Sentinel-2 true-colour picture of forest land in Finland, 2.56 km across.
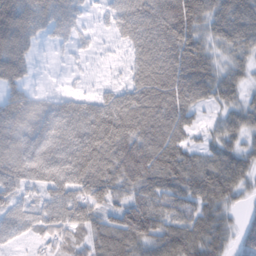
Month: February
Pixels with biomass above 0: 88%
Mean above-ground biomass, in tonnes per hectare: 77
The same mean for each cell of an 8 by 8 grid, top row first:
94 61 32 48 102 129 73 89
77 12 21 11 82 97 57 63
58 3 9 11 86 104 77 48
75 92 118 122 107 88 26 60
87 127 164 137 104 77 45 55
96 116 134 101 111 101 99 74
63 81 88 68 110 86 84 32
35 39 55 99 96 99 94 50
